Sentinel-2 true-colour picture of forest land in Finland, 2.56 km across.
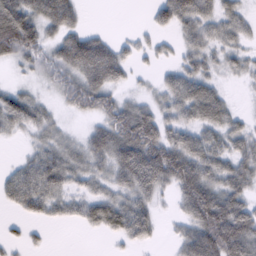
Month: February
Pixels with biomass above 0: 73%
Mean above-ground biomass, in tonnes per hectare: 55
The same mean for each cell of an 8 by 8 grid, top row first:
106 83 30 0 4 76 56 39
95 44 101 54 21 24 49 36
13 27 82 63 10 55 53 17
77 31 46 81 67 53 82 19
8 50 39 98 141 86 66 51
46 83 45 56 108 107 80 73
33 47 45 80 59 26 139 68
16 10 1 17 34 28 104 110
